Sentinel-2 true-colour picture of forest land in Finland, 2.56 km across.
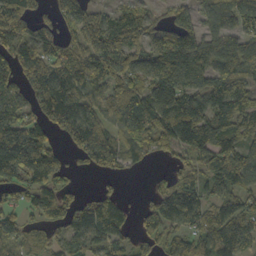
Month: October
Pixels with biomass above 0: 81%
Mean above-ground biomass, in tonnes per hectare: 99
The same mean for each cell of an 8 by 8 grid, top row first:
109 53 124 67 62 70 67 124
90 93 86 108 84 143 99 93
93 130 113 108 99 143 108 115
112 114 103 96 170 174 139 114
233 121 89 82 90 107 124 97
107 147 11 33 6 60 89 118
66 119 91 91 39 143 74 93
94 62 85 84 68 96 93 123
